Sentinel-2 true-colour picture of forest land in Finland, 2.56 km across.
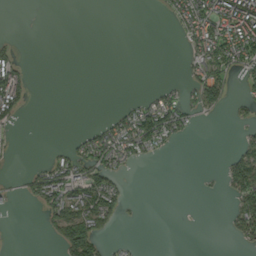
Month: September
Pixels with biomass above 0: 30%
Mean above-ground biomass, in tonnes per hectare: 37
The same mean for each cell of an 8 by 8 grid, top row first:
0 0 0 0 0 55 114 162
23 0 0 0 0 1 120 141
97 0 0 0 0 10 110 27
57 0 0 15 94 90 36 18
7 3 42 95 91 22 0 29
6 88 83 70 0 0 2 108
6 70 112 76 2 0 0 67
0 12 154 18 1 0 0 30
